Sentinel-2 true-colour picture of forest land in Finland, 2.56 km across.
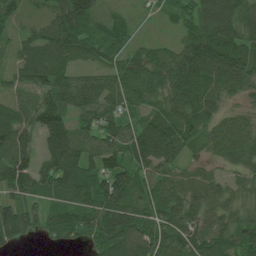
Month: July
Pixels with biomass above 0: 90%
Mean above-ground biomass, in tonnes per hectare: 71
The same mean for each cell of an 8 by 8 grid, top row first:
40 48 126 32 16 43 87 86
35 77 79 68 37 44 98 80
47 86 57 61 76 83 80 70
62 127 62 65 55 77 63 37
93 83 85 72 138 86 52 72
99 111 117 110 63 51 45 46
98 59 75 112 66 76 71 59
50 24 34 99 86 84 74 64
